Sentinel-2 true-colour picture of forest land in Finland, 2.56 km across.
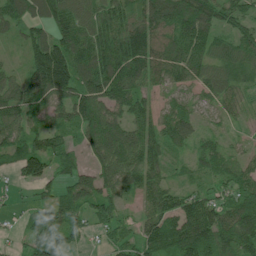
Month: July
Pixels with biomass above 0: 89%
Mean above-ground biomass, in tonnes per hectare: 68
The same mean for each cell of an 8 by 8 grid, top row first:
75 86 75 67 81 110 97 67
17 139 91 101 113 93 78 62
47 184 102 106 69 63 58 43
74 62 91 67 51 57 29 24
67 72 53 112 83 49 29 13
42 57 68 92 79 18 33 56
11 54 53 61 30 29 58 90
12 103 29 28 57 94 99 108
